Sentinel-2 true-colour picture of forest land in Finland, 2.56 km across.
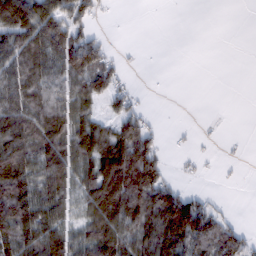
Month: February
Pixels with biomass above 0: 59%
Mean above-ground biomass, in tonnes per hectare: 71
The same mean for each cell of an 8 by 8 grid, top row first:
158 135 79 5 0 0 0 0
126 141 143 21 2 0 0 0
104 87 89 73 1 0 0 0
128 117 81 45 28 0 0 0
130 121 105 123 117 5 4 2
149 117 98 198 161 15 4 2
133 97 64 141 139 171 55 1
103 119 83 117 111 132 96 77
